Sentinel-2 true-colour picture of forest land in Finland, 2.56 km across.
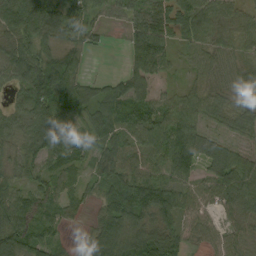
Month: September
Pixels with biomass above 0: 88%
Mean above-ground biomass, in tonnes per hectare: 64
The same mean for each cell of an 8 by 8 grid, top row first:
104 126 75 26 72 76 69 45
71 62 55 4 65 35 54 48
50 134 63 33 53 11 40 43
49 110 54 72 72 67 57 63
51 84 52 75 74 98 70 40
44 57 29 76 74 81 57 99
104 67 29 70 90 84 45 76
109 61 17 82 68 76 38 61
